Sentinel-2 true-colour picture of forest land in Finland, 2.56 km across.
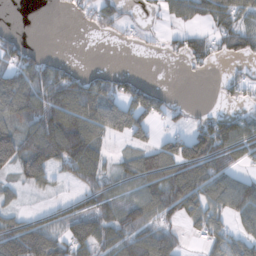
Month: November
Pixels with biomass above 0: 60%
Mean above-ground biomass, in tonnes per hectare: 70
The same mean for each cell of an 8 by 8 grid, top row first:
0 0 24 59 16 62 74 84
55 8 0 4 7 30 61 62
116 117 84 80 28 0 4 40
105 117 132 112 112 34 21 37
132 143 151 27 54 84 144 100
33 36 78 52 111 124 108 58
32 29 68 80 110 90 96 89
152 134 102 93 125 61 61 64
